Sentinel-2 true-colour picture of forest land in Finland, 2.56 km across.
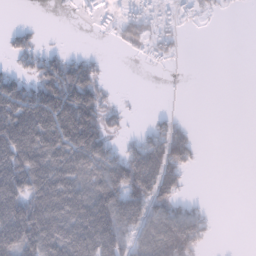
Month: January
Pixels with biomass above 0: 53%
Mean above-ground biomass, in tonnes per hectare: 79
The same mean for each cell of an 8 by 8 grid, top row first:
0 0 30 69 75 58 18 2
50 22 5 8 30 32 0 0
71 130 146 8 0 3 0 0
174 191 210 35 3 16 0 0
198 180 199 56 85 138 2 0
174 182 126 146 192 95 0 0
169 198 173 186 133 83 18 0
158 156 177 147 87 169 34 0
